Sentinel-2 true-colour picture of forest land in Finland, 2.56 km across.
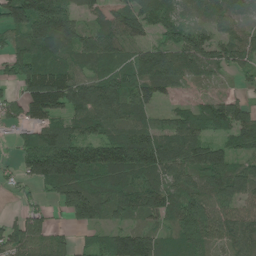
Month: June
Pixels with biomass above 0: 84%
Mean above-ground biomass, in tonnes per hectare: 85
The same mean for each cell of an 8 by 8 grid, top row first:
116 165 65 73 114 55 57 66
57 104 95 93 68 112 95 80
71 126 87 90 116 82 41 19
47 111 91 93 72 51 76 78
37 124 111 103 103 90 92 77
36 155 124 108 82 89 103 102
21 33 133 78 96 89 106 68
106 94 24 83 100 63 87 92
